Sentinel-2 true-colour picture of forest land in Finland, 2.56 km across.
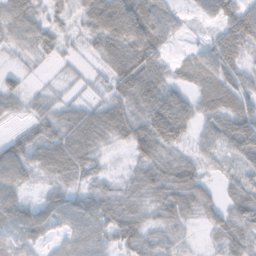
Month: November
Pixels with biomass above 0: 84%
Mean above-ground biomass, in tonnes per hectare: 48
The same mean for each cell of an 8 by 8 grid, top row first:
63 35 32 101 89 36 32 77
27 36 15 74 92 14 40 75
18 7 19 56 83 31 60 58
20 35 45 73 72 65 48 68
39 57 74 33 88 51 36 49
52 34 45 16 62 79 30 35
57 49 50 50 37 30 47 58
44 27 55 45 43 31 11 59
